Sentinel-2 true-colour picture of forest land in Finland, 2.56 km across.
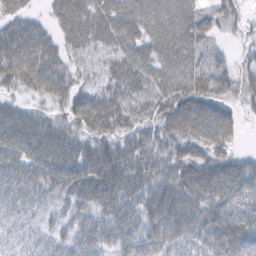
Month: February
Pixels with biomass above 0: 89%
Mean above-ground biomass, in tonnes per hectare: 51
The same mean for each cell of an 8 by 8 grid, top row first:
46 20 46 44 44 51 37 31
81 57 39 40 46 65 37 15
57 71 35 52 60 63 68 41
22 26 62 67 45 77 73 28
42 24 48 58 54 53 69 14
59 65 70 88 59 67 29 49
38 26 46 62 63 88 67 54
24 26 49 54 65 53 69 94
